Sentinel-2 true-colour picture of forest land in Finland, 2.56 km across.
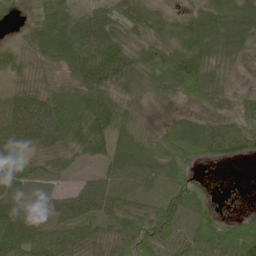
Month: May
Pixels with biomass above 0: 87%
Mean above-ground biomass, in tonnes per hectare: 61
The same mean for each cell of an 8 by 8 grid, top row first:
34 83 57 61 73 38 76 93
41 77 90 87 66 81 89 70
34 33 69 78 61 105 80 16
88 87 93 79 9 14 27 38
74 52 67 58 56 88 79 70
67 39 22 46 44 52 3 0
75 60 96 67 46 80 41 10
82 65 63 47 69 71 89 100
